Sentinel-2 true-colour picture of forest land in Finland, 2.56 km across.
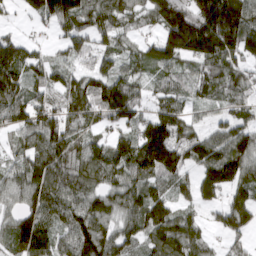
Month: March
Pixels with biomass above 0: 87%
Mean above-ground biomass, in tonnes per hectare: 86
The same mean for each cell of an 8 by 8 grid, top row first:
20 96 117 90 58 148 222 171
82 23 51 49 44 109 99 155
93 54 65 88 49 53 86 82
97 91 74 112 56 74 31 56
45 123 86 78 125 103 93 106
71 129 100 95 85 66 88 102
50 99 105 92 109 56 38 97
85 69 114 102 65 122 43 42
